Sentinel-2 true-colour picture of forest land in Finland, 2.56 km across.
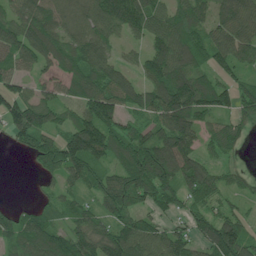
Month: July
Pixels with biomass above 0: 84%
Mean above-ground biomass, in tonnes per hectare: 86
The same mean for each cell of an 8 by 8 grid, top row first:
73 94 91 130 122 93 72 120
103 101 97 57 51 122 100 102
67 44 96 91 64 134 66 58
112 89 80 109 80 151 96 78
42 79 144 97 101 123 50 39
0 42 87 74 129 108 78 40
34 52 64 88 56 45 66 40
91 103 114 123 117 83 94 129
